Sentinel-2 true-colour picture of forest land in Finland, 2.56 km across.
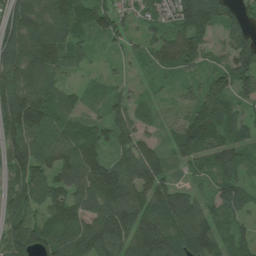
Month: July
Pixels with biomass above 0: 91%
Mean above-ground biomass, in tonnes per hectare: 100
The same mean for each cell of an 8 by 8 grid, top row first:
156 163 106 119 72 128 209 85
181 163 71 36 50 120 59 144
142 85 18 26 23 38 64 110
188 145 53 62 36 18 114 57
121 138 112 61 72 69 107 78
116 86 118 161 130 33 64 70
122 88 91 126 111 134 78 78
145 123 134 130 127 136 154 73
